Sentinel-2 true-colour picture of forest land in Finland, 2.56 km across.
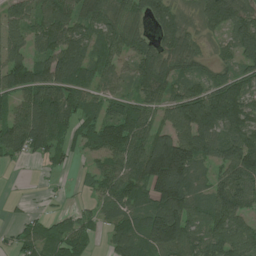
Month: July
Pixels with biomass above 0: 82%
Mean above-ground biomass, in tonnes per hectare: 89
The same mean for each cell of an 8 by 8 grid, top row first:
74 103 79 82 70 80 99 95
79 83 95 84 70 95 30 97
114 119 99 64 109 104 82 88
77 140 91 83 89 110 179 133
91 92 56 110 108 148 91 128
1 11 23 98 130 187 54 103
6 9 22 75 101 158 92 86
35 80 77 61 119 145 100 99
